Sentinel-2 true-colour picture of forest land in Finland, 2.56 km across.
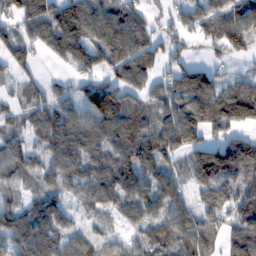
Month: February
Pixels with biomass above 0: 84%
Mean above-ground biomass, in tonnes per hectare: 88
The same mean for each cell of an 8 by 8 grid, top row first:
88 112 139 102 76 64 104 114
76 72 119 112 108 65 57 98
45 30 45 60 89 93 114 60
45 93 86 109 72 114 145 138
62 91 97 97 103 114 90 102
57 62 88 117 95 65 119 82
59 101 40 67 105 81 95 85
94 110 66 44 76 99 82 120
